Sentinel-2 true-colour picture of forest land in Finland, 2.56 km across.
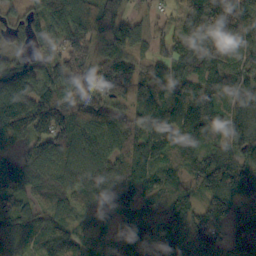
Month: October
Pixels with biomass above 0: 93%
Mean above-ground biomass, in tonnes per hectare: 114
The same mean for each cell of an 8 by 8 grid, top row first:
51 131 149 124 39 66 192 161
60 106 99 90 50 113 131 107
122 101 106 114 80 103 115 123
204 205 105 80 100 143 180 116
87 135 133 93 101 107 110 135
136 92 117 114 111 69 137 174
97 78 77 112 95 106 132 120
87 128 69 70 133 175 145 175
